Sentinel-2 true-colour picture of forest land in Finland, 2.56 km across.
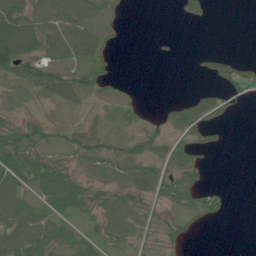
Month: June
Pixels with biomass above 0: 59%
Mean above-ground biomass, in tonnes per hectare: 34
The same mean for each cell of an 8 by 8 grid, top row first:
72 58 60 23 0 12 24 0
96 50 61 14 0 4 6 0
47 65 64 34 1 0 16 55
19 10 17 20 18 51 77 7
81 42 60 38 58 52 28 0
70 77 28 26 37 53 15 0
67 41 36 45 33 29 52 0
67 50 35 36 25 30 0 0
